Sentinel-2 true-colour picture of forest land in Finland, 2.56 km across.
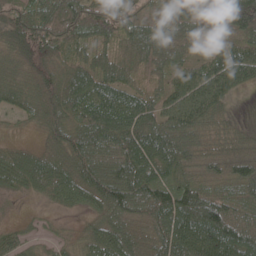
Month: May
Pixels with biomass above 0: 93%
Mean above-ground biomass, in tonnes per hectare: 75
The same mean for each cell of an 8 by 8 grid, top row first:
71 83 89 80 49 56 65 146
71 66 50 48 78 77 38 71
43 60 85 91 43 72 99 69
40 58 80 110 94 102 93 11
21 38 86 101 120 115 52 64
70 92 85 109 104 83 62 89
6 24 51 99 96 132 104 64
42 23 45 110 91 123 127 115
